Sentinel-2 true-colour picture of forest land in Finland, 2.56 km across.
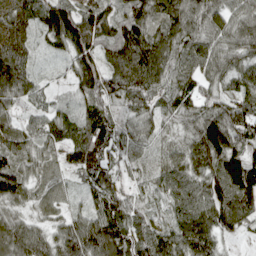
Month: April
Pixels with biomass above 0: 97%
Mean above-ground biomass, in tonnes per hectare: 87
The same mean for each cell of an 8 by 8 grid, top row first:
82 121 142 114 109 111 92 75
94 41 127 110 145 114 88 80
124 19 97 130 145 93 71 64
53 54 60 66 68 67 84 106
84 63 106 77 40 27 156 109
106 35 59 70 31 71 117 170
54 32 38 102 43 60 112 125
110 80 136 117 84 92 102 23
